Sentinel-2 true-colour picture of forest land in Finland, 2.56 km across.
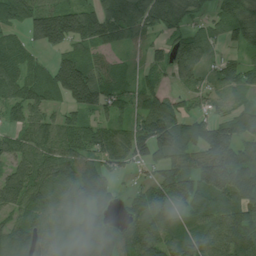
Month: July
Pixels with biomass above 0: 86%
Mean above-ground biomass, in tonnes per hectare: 102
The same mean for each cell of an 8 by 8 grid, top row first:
109 149 148 145 150 103 55 113
88 81 93 74 57 109 63 60
118 105 221 103 51 54 41 80
75 72 84 65 102 107 57 70
83 108 114 97 119 149 176 126
109 85 127 65 40 135 160 176
81 78 113 62 109 125 137 155
96 71 123 105 116 90 89 119
